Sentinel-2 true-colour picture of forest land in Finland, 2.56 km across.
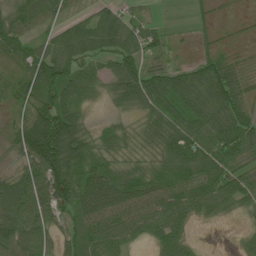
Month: July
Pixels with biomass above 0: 85%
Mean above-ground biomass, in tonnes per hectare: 66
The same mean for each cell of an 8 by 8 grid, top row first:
72 56 33 60 31 0 18 10
54 53 78 73 79 17 29 19
56 113 95 61 110 76 100 81
42 124 52 19 47 69 83 86
54 161 97 39 27 91 89 101
57 132 88 73 57 71 82 68
101 94 85 99 88 83 57 35
71 46 80 84 35 65 1 15
